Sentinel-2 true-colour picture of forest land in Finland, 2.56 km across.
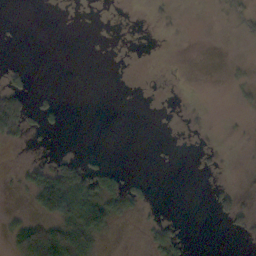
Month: October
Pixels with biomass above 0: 18%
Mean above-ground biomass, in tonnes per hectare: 14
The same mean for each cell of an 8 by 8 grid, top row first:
0 0 0 0 1 6 1 16
1 0 0 0 0 0 0 1
13 0 0 0 0 0 0 8
95 18 0 0 0 1 3 5
10 2 0 0 0 1 4 1
7 74 75 28 4 0 4 1
5 98 73 60 13 1 6 28
28 79 72 5 4 22 0 6
